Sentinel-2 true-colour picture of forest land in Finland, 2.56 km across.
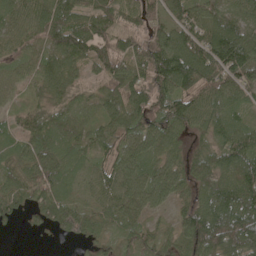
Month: May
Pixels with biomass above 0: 92%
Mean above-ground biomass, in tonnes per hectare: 86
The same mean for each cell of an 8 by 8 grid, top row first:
68 109 110 104 91 95 87 102
52 77 119 95 113 127 146 155
46 83 47 104 107 154 124 99
36 76 61 79 118 132 88 60
51 85 74 81 89 56 65 106
67 102 48 93 93 76 92 120
69 94 58 71 64 47 98 141
1 7 54 44 60 60 142 149
